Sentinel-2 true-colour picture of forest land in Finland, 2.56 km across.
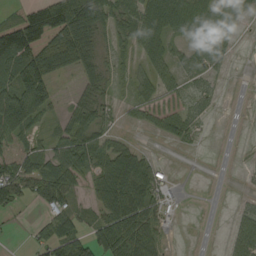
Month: August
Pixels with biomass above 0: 62%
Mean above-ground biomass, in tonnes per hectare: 55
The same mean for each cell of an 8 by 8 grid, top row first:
76 152 135 62 97 112 92 25
160 170 103 29 62 29 59 7
93 85 26 20 36 44 28 0
147 46 51 21 44 45 17 0
43 33 88 43 6 22 2 1
85 87 60 157 80 4 0 3
27 49 21 133 88 4 0 17
2 61 72 121 103 1 0 64
